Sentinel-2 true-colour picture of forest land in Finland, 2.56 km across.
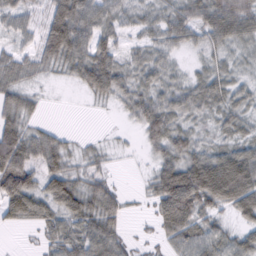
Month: February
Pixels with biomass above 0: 83%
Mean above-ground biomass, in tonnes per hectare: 49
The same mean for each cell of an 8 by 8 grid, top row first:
39 56 83 44 30 44 59 67
23 62 71 49 34 29 32 29
36 14 45 77 42 31 41 26
61 5 1 9 63 41 38 37
89 54 16 11 28 63 34 45
104 55 40 19 12 122 138 133
63 48 65 56 10 116 53 77
1 34 62 67 17 62 68 48
